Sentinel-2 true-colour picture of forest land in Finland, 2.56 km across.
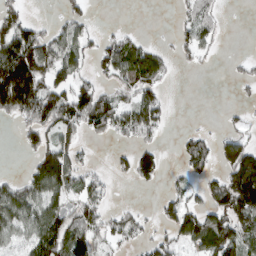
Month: March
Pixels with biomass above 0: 52%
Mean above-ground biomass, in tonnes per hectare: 59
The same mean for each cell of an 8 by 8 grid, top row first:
61 4 38 0 0 13 42 0
148 92 65 63 52 31 29 1
233 94 52 49 97 7 0 27
100 130 105 63 91 4 0 14
11 80 45 19 43 18 46 94
21 141 68 24 67 21 49 158
96 91 66 23 11 65 70 133
34 110 90 43 33 62 115 98
